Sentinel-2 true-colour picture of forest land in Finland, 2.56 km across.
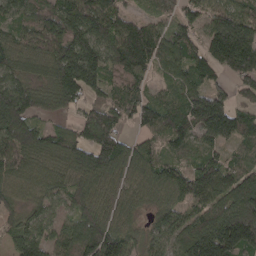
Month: April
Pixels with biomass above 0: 91%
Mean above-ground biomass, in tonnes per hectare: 108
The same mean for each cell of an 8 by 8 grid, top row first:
80 103 160 114 44 67 81 122
90 125 172 125 161 119 116 211
97 92 175 76 67 85 83 93
180 58 58 98 113 104 223 102
129 104 102 114 57 68 78 91
96 87 104 82 86 89 133 116
66 68 84 70 51 87 110 153
82 81 159 149 69 96 212 219
